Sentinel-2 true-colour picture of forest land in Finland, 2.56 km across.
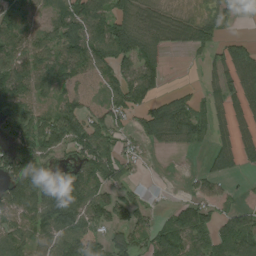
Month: August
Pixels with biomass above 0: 72%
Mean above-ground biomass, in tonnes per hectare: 77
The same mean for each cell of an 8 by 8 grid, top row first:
87 46 96 98 69 45 47 15
92 89 118 134 91 35 56 72
115 101 60 72 108 2 32 93
113 66 95 101 91 114 38 49
100 111 113 92 44 43 37 62
130 111 109 102 13 1 65 26
104 129 120 93 56 47 52 38
103 84 117 63 60 116 76 101
